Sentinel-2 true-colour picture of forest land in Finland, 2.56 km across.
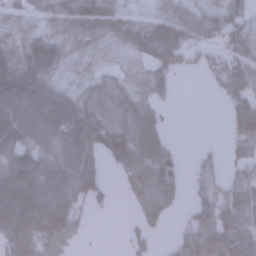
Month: January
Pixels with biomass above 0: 73%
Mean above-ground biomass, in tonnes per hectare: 55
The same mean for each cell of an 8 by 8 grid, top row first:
14 28 61 43 14 53 54 41
28 57 9 9 51 93 52 60
119 61 12 34 27 21 21 85
85 127 97 65 58 2 0 71
92 58 96 99 87 15 8 65
110 87 91 11 85 53 55 32
101 92 42 13 58 21 74 52
69 79 18 0 28 40 124 87
